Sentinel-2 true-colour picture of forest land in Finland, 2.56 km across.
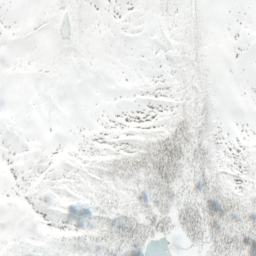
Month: May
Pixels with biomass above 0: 35%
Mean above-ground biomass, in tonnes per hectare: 7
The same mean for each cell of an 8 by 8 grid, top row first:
0 1 2 0 0 2 2 0
0 0 1 0 0 5 6 0
0 0 0 0 0 4 6 0
0 0 0 0 0 8 9 0
0 0 0 2 12 32 13 0
0 0 2 14 25 30 20 1
0 0 5 17 19 25 28 20
4 4 14 27 23 10 24 27
